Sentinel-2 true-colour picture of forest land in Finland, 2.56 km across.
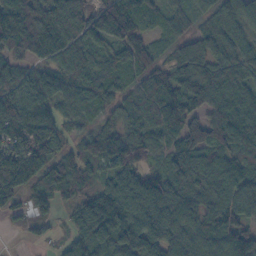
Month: October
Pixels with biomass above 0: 92%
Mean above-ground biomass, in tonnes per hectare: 91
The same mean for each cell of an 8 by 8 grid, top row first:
166 117 142 125 86 46 50 73
108 140 85 77 74 69 89 91
102 91 74 79 86 92 110 74
129 90 62 62 92 100 96 104
83 96 67 129 107 69 97 122
128 118 67 90 98 89 95 90
35 24 79 141 134 103 90 101
3 21 71 100 130 81 78 113
